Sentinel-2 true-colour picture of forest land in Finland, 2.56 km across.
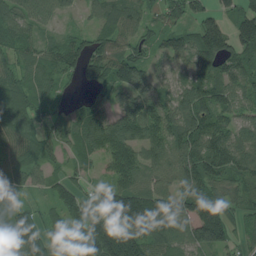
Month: July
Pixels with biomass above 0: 89%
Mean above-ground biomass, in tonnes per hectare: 91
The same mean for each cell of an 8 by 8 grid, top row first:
86 68 23 84 56 68 72 99
65 59 81 81 57 93 142 98
89 63 57 117 86 66 97 86
93 52 59 74 106 94 109 59
89 72 88 117 98 96 139 93
91 60 46 70 76 86 115 78
86 43 109 177 187 131 137 56
140 137 129 167 141 94 127 41
